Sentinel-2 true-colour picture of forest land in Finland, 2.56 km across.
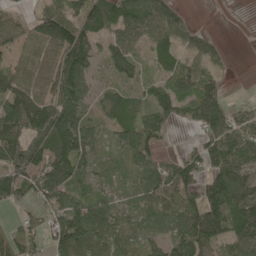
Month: May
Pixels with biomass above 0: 79%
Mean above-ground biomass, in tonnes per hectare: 86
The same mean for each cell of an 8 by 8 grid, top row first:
36 106 106 109 113 72 0 0
55 114 129 76 51 84 55 0
100 109 100 46 47 109 80 1
137 139 78 86 68 82 145 51
112 128 144 34 86 11 88 127
141 135 81 37 56 103 87 149
51 93 102 72 60 85 139 143
83 72 126 78 49 96 109 110
